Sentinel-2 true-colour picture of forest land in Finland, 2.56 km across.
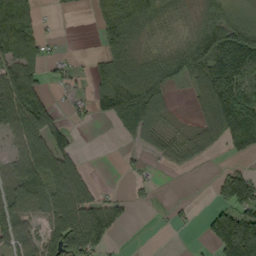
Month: September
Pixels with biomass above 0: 61%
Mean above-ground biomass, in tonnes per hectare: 66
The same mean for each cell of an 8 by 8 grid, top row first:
127 7 1 80 101 39 86 62
115 25 1 58 39 59 141 155
104 29 14 114 111 48 84 123
113 91 20 85 125 18 53 158
47 116 14 0 38 50 38 60
62 102 69 0 15 4 5 30
73 76 127 60 5 13 26 94
68 107 190 51 0 0 51 254
